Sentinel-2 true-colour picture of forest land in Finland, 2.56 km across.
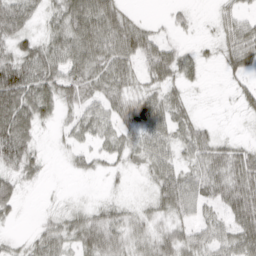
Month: March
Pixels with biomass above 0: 78%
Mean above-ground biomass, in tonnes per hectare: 40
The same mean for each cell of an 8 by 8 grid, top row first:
60 29 81 63 9 16 5 28
45 53 72 65 68 33 13 66
97 64 56 58 32 45 8 20
85 39 32 35 59 43 2 14
76 6 24 34 44 39 43 24
43 10 13 12 17 55 55 73
30 9 22 31 20 46 30 74
12 47 50 51 37 48 33 65
